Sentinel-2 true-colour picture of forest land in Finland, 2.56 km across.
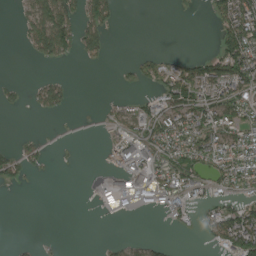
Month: August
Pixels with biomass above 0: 40%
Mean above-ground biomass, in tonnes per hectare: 41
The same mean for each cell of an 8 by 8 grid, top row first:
13 126 71 51 0 3 16 133
3 112 62 17 3 1 4 118
7 27 0 2 33 95 109 95
7 31 1 19 45 97 103 71
13 12 2 32 79 69 81 92
37 4 1 37 73 80 48 88
0 0 0 36 30 50 38 69
4 7 0 9 16 4 18 137
